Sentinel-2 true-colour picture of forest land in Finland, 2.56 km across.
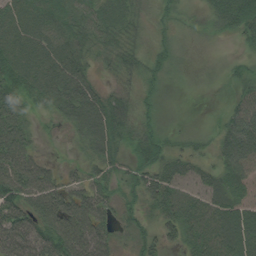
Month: August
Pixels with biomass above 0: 90%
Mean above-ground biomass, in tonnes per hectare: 47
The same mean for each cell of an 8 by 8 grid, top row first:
57 54 50 54 27 16 31 92
66 65 52 47 30 24 10 16
55 62 61 21 35 11 8 32
54 26 65 66 31 6 6 57
72 9 27 57 56 25 27 87
79 44 26 47 54 58 40 60
70 72 69 38 33 79 72 59
65 75 73 40 38 34 75 82
